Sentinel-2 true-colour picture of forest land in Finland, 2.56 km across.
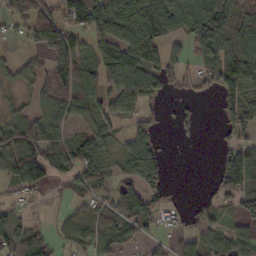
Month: October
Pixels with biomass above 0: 65%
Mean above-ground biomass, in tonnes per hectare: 59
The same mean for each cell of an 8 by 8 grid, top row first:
67 78 104 100 114 92 94 63
10 124 44 95 108 32 49 82
30 83 96 77 105 24 36 91
25 75 61 49 43 16 1 70
90 91 77 38 81 6 0 63
58 60 72 52 114 0 10 121
17 3 37 80 68 15 23 58
63 29 48 75 31 32 50 54
